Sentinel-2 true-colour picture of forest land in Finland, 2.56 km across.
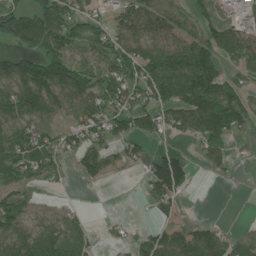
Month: July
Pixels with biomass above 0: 64%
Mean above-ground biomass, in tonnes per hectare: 77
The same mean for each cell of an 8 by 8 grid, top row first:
105 116 74 55 117 78 47 31
42 86 64 106 110 121 105 79
153 170 116 120 113 163 141 49
134 98 89 104 110 102 152 105
109 80 73 68 50 15 80 14
82 60 30 29 49 158 16 5
75 23 14 0 10 40 0 0
102 113 75 22 54 93 97 61
